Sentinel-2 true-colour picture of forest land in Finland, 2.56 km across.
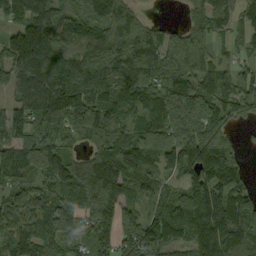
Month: September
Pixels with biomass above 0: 89%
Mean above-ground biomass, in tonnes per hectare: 113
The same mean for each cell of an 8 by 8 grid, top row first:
86 118 103 115 30 3 99 73
167 152 94 104 96 125 61 45
84 130 138 121 107 135 92 101
84 199 139 126 117 201 150 62
111 155 65 132 148 162 196 30
96 122 195 183 118 53 140 85
72 67 118 172 84 105 145 121
102 92 79 134 142 101 137 118
